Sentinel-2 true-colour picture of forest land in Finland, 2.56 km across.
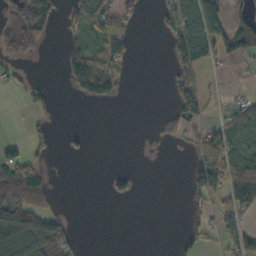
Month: October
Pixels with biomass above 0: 35%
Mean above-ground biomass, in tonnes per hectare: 44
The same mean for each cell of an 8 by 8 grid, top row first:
98 101 44 76 18 73 119 36
90 16 59 76 0 79 107 83
18 5 117 78 0 62 16 6
2 25 0 0 0 49 31 60
26 19 9 0 2 13 99 38
96 16 0 19 1 0 138 126
151 38 0 0 0 0 36 89
134 112 13 0 0 11 26 59
